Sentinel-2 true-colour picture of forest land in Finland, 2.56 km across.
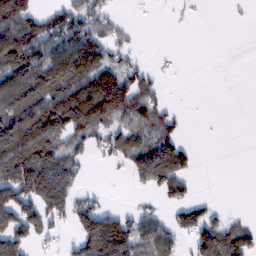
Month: February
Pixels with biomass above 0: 53%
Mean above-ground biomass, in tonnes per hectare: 65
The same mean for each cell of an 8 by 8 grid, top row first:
128 57 89 33 3 5 1 2
139 96 132 62 5 1 0 0
124 158 109 113 60 2 0 0
117 152 158 126 77 22 0 0
160 126 50 55 78 76 0 0
127 153 43 3 66 89 0 0
128 118 77 20 24 52 36 2
84 33 89 176 77 48 124 72
